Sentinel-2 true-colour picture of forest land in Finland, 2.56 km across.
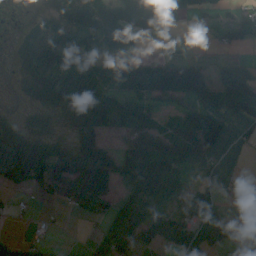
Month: August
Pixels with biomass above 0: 64%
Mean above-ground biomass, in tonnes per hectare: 64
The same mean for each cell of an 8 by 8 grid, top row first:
13 36 82 100 116 49 34 36
31 132 89 82 13 13 11 39
17 131 129 96 149 209 86 120
11 41 86 115 83 120 92 54
92 51 104 37 84 63 99 12
62 97 142 108 105 53 16 4
6 6 40 43 46 23 54 11
18 15 3 63 59 38 72 47
